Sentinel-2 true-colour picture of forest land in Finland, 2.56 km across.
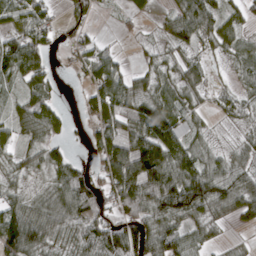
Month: March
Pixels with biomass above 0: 79%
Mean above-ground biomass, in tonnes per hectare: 61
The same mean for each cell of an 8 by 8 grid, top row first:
54 50 42 5 19 38 84 43
103 51 39 17 16 20 26 32
56 52 15 97 43 37 29 25
40 78 16 98 89 58 21 38
34 52 5 118 129 96 31 24
25 38 71 116 190 110 103 65
66 61 115 63 110 116 76 68
111 59 73 121 102 68 33 9
